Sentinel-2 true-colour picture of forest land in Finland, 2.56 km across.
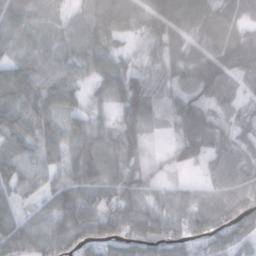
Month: November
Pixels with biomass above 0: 91%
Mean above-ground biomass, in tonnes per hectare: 68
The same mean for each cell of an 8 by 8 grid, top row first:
82 45 40 99 89 149 110 72
43 42 57 46 23 74 89 109
101 70 50 72 48 58 99 58
87 87 63 46 92 63 59 35
68 82 98 83 71 42 74 54
58 52 87 60 66 18 36 67
40 51 98 67 62 60 65 72
78 71 73 71 85 58 56 64
